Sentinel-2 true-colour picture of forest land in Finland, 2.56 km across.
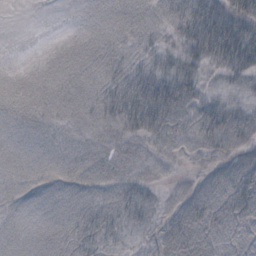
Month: October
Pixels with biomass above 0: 87%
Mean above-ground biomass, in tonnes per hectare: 16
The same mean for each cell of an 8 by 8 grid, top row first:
0 0 2 9 12 21 52 46
0 1 7 12 14 20 47 57
7 9 11 18 33 33 12 22
9 11 12 21 38 23 26 18
10 10 9 11 13 16 19 16
10 10 10 10 10 5 12 28
10 9 12 13 13 9 19 25
9 9 14 9 5 13 15 13
